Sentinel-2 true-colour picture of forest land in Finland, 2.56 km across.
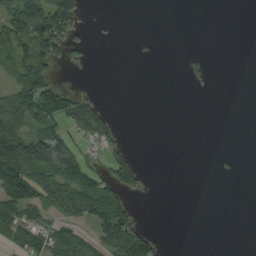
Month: September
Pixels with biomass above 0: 34%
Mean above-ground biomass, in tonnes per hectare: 34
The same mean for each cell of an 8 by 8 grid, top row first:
98 118 59 3 0 0 0 0
65 66 18 0 1 0 2 0
56 79 3 0 0 0 12 0
85 81 87 15 0 0 0 0
132 158 34 34 0 0 0 0
130 92 94 73 24 0 0 0
94 45 57 74 1 0 0 0
45 53 43 76 73 0 0 0
